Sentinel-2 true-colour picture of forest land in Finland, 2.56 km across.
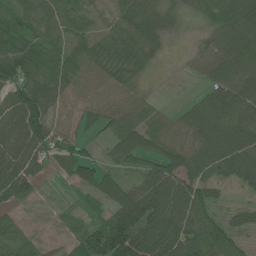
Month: June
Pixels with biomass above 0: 82%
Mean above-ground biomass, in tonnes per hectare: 62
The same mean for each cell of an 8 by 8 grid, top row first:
80 36 35 24 55 20 19 83
87 77 56 51 69 4 32 86
66 88 51 49 17 1 35 70
77 72 59 67 53 25 76 67
73 80 36 76 115 66 93 100
90 28 71 56 83 96 61 62
36 3 15 76 144 93 69 33
77 7 50 140 126 104 101 31
